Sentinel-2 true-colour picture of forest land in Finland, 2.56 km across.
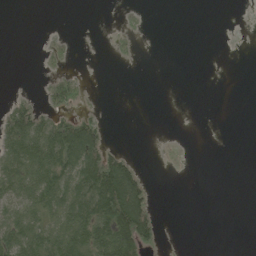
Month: June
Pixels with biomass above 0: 30%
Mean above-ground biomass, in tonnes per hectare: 26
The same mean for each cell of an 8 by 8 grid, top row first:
0 0 0 0 6 0 0 0
0 14 1 7 1 0 0 0
0 18 22 0 0 0 0 0
46 35 22 0 0 0 0 0
66 95 137 14 0 1 0 0
58 73 94 146 32 0 0 0
49 62 75 129 89 0 0 0
72 73 77 100 70 0 0 0
